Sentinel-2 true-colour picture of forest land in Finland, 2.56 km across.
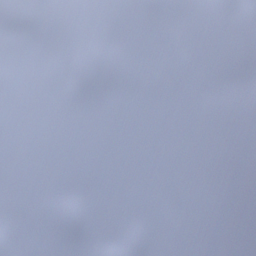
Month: December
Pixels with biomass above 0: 69%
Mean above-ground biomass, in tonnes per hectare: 92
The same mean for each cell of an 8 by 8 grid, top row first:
62 30 112 97 84 171 127 156
1 38 148 106 80 182 106 126
24 43 127 92 85 166 130 45
103 123 98 35 36 42 42 20
180 89 112 143 58 16 5 8
79 43 93 184 130 26 65 125
34 180 171 155 94 2 76 135
56 75 116 158 201 38 97 96
